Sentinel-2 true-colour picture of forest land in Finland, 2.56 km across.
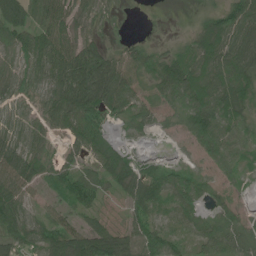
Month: June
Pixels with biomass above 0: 83%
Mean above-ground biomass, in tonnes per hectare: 50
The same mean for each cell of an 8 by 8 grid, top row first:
65 66 39 16 1 0 26 72
50 89 64 23 30 22 65 67
35 52 90 95 36 95 71 65
30 50 91 45 35 30 101 52
43 25 49 46 9 9 64 41
68 39 42 55 53 51 24 23
70 33 46 7 58 44 27 30
53 65 107 101 83 43 56 49
